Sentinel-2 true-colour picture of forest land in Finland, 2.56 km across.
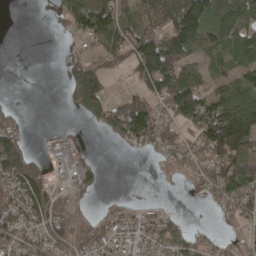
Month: April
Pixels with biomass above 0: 63%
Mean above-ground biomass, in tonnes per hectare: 78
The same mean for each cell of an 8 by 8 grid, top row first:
0 10 147 135 76 144 119 117
0 0 23 99 127 165 76 98
0 0 156 37 111 147 50 65
34 0 58 107 154 139 151 149
107 43 37 25 74 76 133 157
161 87 96 0 0 48 96 116
92 126 28 36 41 6 17 78
83 85 71 81 101 99 38 35
